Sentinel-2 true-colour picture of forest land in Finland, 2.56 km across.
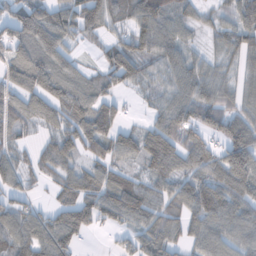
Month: November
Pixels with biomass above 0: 81%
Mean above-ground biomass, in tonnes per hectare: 73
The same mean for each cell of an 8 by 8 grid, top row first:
80 82 105 70 96 66 29 60
76 100 27 68 81 68 26 67
79 103 56 70 59 72 72 44
83 79 94 76 20 86 101 66
47 41 98 102 99 100 75 121
68 41 65 63 55 76 88 120
65 38 111 95 90 62 109 83
87 99 49 12 82 59 75 67
